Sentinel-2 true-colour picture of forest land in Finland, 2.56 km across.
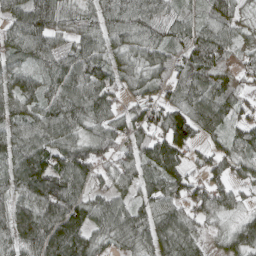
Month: April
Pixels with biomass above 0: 91%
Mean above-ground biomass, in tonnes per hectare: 80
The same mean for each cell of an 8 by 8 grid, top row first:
82 132 63 88 101 57 54 49
77 94 77 55 78 72 133 42
64 71 102 80 65 79 87 49
74 84 92 65 76 99 94 62
78 93 87 84 83 126 45 82
73 113 90 64 69 92 71 50
73 114 96 80 62 71 84 41
75 135 111 70 79 97 39 87
